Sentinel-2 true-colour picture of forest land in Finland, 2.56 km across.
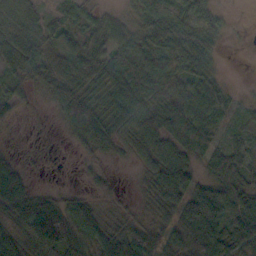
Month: October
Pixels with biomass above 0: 88%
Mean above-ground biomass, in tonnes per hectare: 47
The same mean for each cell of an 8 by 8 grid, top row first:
58 31 33 23 40 58 37 1
62 53 63 51 63 59 27 3
34 37 58 57 83 71 34 8
23 6 68 51 75 80 60 22
4 3 29 36 56 60 59 28
54 4 9 18 22 86 43 51
55 62 60 23 16 78 116 74
40 112 58 55 62 55 105 71
